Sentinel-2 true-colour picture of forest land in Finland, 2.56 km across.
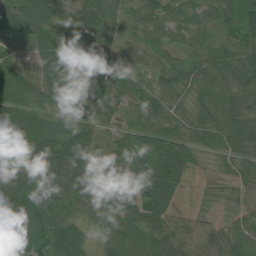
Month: July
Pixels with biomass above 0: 94%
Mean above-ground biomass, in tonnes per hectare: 64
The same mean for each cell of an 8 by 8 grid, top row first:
116 98 96 64 51 46 39 61
49 70 78 33 40 45 36 50
85 90 105 74 36 63 57 53
95 75 86 67 63 44 61 64
120 109 70 50 64 73 45 60
72 104 83 69 68 53 18 44
84 88 56 69 72 35 24 28
73 81 52 51 60 57 41 64
